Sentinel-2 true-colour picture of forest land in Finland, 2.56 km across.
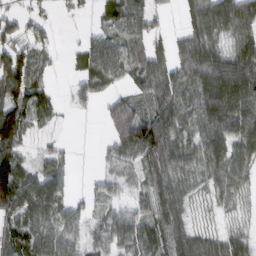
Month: February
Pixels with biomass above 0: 77%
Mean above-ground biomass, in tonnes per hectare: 68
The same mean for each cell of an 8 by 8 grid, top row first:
45 13 11 69 77 14 104 115
77 22 34 91 89 53 82 81
123 27 40 60 78 98 138 144
116 54 11 62 63 110 124 119
94 13 1 54 135 97 104 85
114 70 3 38 57 87 60 63
90 81 30 33 53 77 16 22
77 90 52 69 84 73 53 43
